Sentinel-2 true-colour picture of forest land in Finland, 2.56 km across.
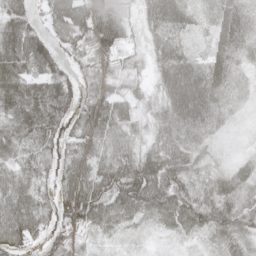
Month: May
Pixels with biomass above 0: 92%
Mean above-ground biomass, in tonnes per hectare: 61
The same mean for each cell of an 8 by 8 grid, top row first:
93 52 93 76 42 67 24 67
106 72 67 70 28 59 23 56
86 84 57 50 23 115 76 31
77 108 76 82 26 80 72 15
71 65 60 57 35 54 27 7
63 48 88 92 97 74 34 33
81 59 125 84 76 73 75 62
76 54 38 16 11 12 27 54
